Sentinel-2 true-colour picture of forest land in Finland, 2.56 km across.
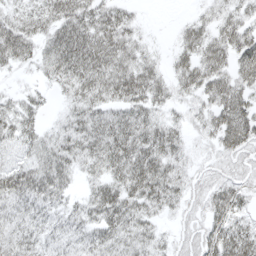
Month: April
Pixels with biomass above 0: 87%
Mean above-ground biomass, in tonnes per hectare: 36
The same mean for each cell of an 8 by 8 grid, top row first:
32 42 51 39 6 3 23 36
63 37 58 53 23 23 45 50
6 22 52 53 53 32 49 46
37 12 37 36 39 16 36 56
37 33 46 52 50 33 14 45
49 55 23 39 60 34 17 18
32 30 28 52 42 21 32 27
40 28 28 41 35 20 40 55
